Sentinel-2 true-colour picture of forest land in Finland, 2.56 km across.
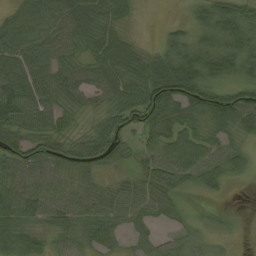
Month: August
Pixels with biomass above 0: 85%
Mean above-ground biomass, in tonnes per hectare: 57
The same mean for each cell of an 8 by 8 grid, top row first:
46 64 80 57 2 2 77 81
71 66 49 78 22 79 83 87
72 65 53 69 85 128 72 55
79 67 40 56 86 67 95 105
70 80 51 77 45 70 52 38
59 52 57 23 54 59 62 28
69 61 57 63 54 35 10 0
58 29 48 38 32 35 32 2
